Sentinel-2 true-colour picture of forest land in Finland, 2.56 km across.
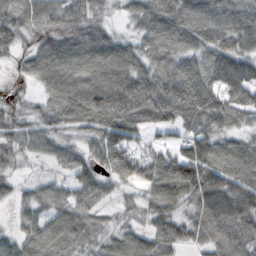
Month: October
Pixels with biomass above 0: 86%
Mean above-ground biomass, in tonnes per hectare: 79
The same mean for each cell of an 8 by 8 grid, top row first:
50 61 39 13 67 117 108 93
37 60 74 69 68 76 96 95
14 86 95 106 95 129 99 116
31 58 106 130 123 146 138 99
62 55 48 123 46 62 101 59
31 24 62 68 95 165 116 101
34 62 68 27 59 70 114 133
52 76 47 49 67 84 78 105
